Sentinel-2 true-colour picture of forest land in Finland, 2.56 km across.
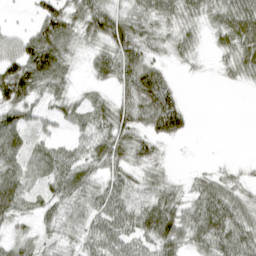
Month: April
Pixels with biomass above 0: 79%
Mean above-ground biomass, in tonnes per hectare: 42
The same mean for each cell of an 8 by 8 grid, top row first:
3 61 56 60 46 43 40 65
54 89 29 58 50 32 12 53
103 74 11 45 79 14 3 22
58 28 40 54 57 70 0 0
50 31 36 65 37 12 0 0
56 39 54 41 30 9 25 17
44 32 44 58 48 52 66 51
34 26 39 60 47 59 64 65
